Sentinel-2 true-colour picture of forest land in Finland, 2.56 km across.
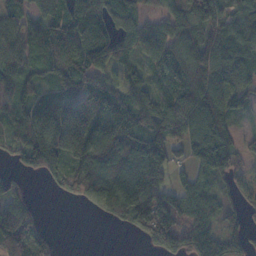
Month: November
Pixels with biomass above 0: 82%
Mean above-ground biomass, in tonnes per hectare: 96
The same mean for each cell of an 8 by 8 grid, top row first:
66 72 120 86 50 107 153 66
96 113 115 110 87 105 128 103
130 72 98 75 64 92 143 95
87 134 123 97 106 106 177 52
73 217 172 168 137 69 153 56
43 83 128 128 134 40 79 59
101 2 17 101 141 113 81 69
108 41 0 0 58 112 138 111
